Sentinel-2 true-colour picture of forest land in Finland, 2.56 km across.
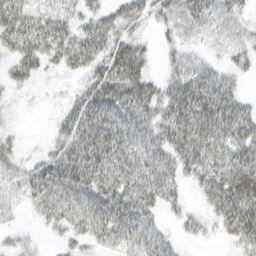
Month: March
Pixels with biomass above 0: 79%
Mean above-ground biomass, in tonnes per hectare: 38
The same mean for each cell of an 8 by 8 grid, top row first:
64 39 27 36 32 36 35 20
43 46 57 45 23 26 19 31
25 7 17 60 49 35 44 16
4 3 47 58 49 57 66 45
12 11 52 63 49 53 63 52
23 48 63 63 56 33 44 72
16 40 49 62 46 20 24 69
13 7 24 40 42 14 9 35
